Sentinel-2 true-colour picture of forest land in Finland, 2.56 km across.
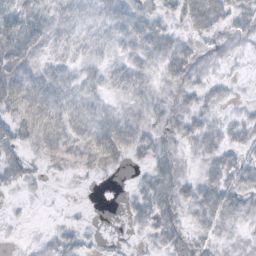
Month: October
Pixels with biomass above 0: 77%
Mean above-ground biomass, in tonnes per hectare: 23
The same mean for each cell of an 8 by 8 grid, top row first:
40 38 17 27 28 24 57 29
59 30 21 20 35 28 13 8
48 38 25 21 19 23 14 4
45 53 30 17 20 22 18 8
29 44 35 48 22 19 27 23
24 6 12 8 15 24 24 31
2 1 3 0 25 31 40 29
1 9 14 3 6 20 20 9
